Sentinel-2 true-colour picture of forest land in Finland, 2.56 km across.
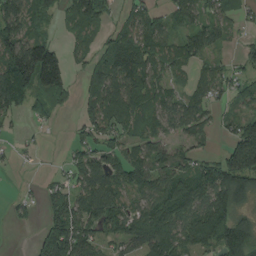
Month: August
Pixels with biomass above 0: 71%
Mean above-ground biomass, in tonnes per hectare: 79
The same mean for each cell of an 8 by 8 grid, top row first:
121 59 123 47 75 61 69 44
144 113 48 82 93 80 71 36
158 138 29 105 112 49 69 52
57 49 48 103 64 85 43 48
15 7 62 69 74 48 25 130
4 12 71 105 92 99 107 176
27 51 100 96 79 109 139 82
0 116 130 56 95 98 115 173
